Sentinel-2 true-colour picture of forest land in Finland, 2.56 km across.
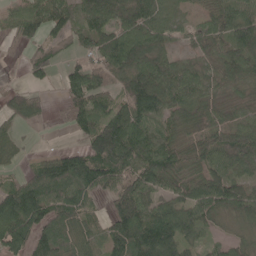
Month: May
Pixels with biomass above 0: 83%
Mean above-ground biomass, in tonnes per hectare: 78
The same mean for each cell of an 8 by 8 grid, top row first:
69 112 79 91 102 35 52 93
24 70 46 105 98 37 63 84
1 29 83 70 129 91 65 70
73 25 78 92 108 71 66 36
35 2 38 184 106 68 103 111
29 103 117 106 112 74 79 68
130 103 78 62 98 102 86 70
111 89 64 72 143 137 43 35
